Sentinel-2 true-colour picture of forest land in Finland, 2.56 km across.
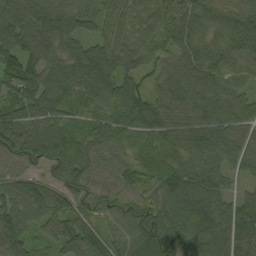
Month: September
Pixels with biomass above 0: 97%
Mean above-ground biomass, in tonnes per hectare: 95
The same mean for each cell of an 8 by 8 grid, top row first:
129 126 83 65 78 87 80 80
114 101 89 87 72 78 77 89
78 98 120 130 63 88 97 56
108 98 64 99 146 98 101 77
108 119 88 91 72 88 118 86
74 58 122 73 77 122 107 42
102 111 75 81 94 129 131 93
100 57 121 75 132 132 129 124
